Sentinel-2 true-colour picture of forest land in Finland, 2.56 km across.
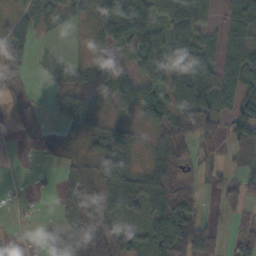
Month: October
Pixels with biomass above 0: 70%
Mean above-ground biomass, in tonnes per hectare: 49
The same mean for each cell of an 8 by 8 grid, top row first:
32 40 36 118 85 110 37 65
82 6 4 43 72 96 57 85
51 11 25 56 65 73 64 78
32 18 73 29 57 63 68 70
7 35 20 67 17 59 21 47
3 8 49 110 52 49 19 30
13 2 93 73 45 91 6 26
16 27 68 69 38 86 55 44
